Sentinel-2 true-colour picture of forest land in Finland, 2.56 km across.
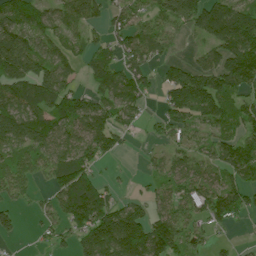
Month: July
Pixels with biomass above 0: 74%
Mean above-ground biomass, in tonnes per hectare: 86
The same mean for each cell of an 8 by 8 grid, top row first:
93 77 70 68 83 134 179 166
162 73 55 62 108 26 75 186
135 136 35 96 70 112 134 146
135 108 110 93 38 113 126 83
91 115 107 58 13 51 58 98
71 52 88 12 22 72 60 82
46 39 103 83 54 77 90 90
21 30 63 126 148 120 39 11
